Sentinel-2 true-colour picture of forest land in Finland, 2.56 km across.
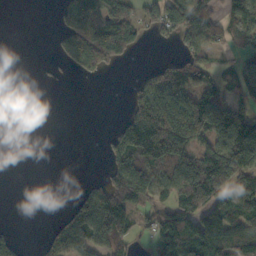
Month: October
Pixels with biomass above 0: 53%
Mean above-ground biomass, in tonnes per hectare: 83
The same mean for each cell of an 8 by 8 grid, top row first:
0 1 188 176 75 156 111 85
0 3 176 173 18 25 89 56
0 4 14 2 52 115 77 89
0 0 0 0 139 175 165 111
0 0 0 62 262 172 105 191
0 0 2 91 157 153 237 110
0 0 66 181 71 111 141 87
26 47 114 125 29 163 164 151
